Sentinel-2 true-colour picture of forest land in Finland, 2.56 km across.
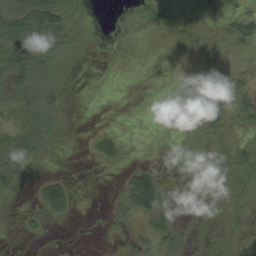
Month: August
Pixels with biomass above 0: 50%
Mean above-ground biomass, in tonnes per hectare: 19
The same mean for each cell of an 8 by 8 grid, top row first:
46 72 20 5 19 21 4 30
38 28 10 13 3 14 33 19
30 22 1 1 1 0 38 18
24 26 0 0 0 4 51 33
45 15 0 23 0 2 25 23
25 16 0 1 52 5 22 43
3 39 2 10 60 15 18 20
1 2 0 3 20 38 19 20
